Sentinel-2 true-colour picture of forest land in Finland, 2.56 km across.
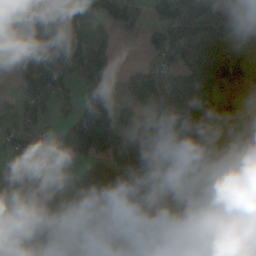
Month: October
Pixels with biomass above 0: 74%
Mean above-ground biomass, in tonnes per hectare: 90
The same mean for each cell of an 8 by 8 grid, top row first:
95 142 152 88 50 111 122 100
53 176 141 45 28 118 133 138
42 122 56 22 51 73 137 48
55 51 75 76 63 123 109 51
52 20 91 119 122 195 193 170
53 43 59 76 83 169 64 116
52 55 30 76 99 103 57 90
66 127 94 138 79 67 98 68
